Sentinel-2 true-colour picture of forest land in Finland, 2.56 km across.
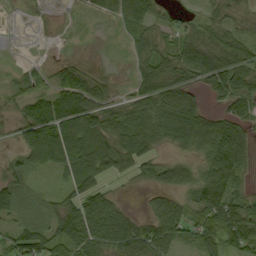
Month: September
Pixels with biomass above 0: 71%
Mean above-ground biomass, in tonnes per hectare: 54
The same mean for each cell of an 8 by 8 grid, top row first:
1 4 6 35 60 14 19 19
2 3 2 2 45 54 68 63
25 34 67 16 64 58 64 83
26 96 90 50 82 102 50 50
24 130 90 80 86 53 88 94
31 10 90 35 35 58 72 50
35 20 78 64 15 63 117 93
57 66 81 82 104 52 66 100
